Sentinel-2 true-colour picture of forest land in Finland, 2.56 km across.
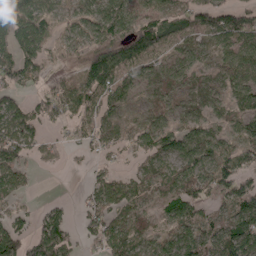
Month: April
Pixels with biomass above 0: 77%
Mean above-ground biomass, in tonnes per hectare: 62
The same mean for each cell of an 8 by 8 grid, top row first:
101 64 54 118 64 64 81 79
85 37 55 133 121 53 36 90
68 30 53 103 59 57 42 79
73 60 60 38 26 45 45 61
100 27 29 39 57 76 69 52
59 0 5 48 48 74 71 73
29 31 26 66 35 74 38 77
91 124 30 71 35 68 68 118
